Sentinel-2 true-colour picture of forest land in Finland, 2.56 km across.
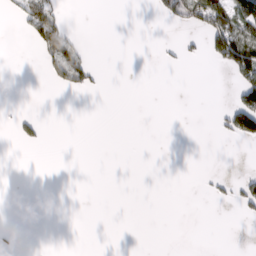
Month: February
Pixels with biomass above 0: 11%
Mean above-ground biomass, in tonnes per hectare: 12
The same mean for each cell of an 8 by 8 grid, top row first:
14 51 0 0 0 34 83 100
0 40 25 0 0 7 38 122
0 12 36 0 0 0 0 49
6 0 0 0 0 0 0 96
9 4 0 0 0 0 0 11
0 0 0 0 0 0 5 10
0 0 0 0 0 0 1 15
2 0 0 0 0 0 0 0
